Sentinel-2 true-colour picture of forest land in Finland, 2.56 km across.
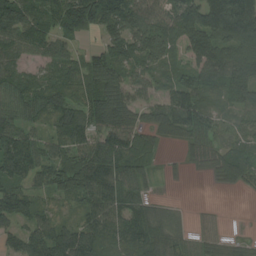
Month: August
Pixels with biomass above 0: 87%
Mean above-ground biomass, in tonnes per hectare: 93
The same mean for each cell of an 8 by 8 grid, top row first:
159 103 163 152 124 126 153 191
83 72 36 101 134 69 146 116
84 72 81 88 78 80 73 120
78 93 100 139 68 148 72 67
143 75 99 140 76 47 89 71
94 87 123 128 55 5 29 92
110 54 71 112 91 16 11 0
79 131 130 125 134 69 59 35
